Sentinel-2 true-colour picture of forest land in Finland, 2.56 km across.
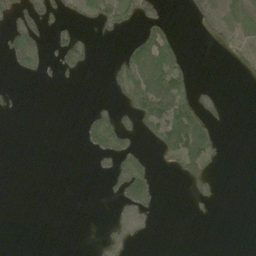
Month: May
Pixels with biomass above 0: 26%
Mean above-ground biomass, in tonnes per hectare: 19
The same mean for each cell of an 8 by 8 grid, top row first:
38 29 22 42 31 1 37 20
59 24 57 1 64 40 4 22
2 4 4 21 76 54 1 7
2 0 4 30 65 86 19 0
0 0 10 56 11 82 39 0
0 0 0 27 57 9 24 0
0 0 0 7 27 0 5 0
0 0 0 20 4 0 0 0
